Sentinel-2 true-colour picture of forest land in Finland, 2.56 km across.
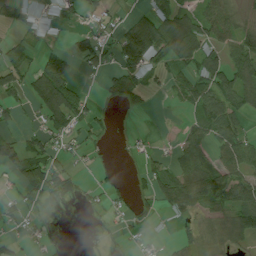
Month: July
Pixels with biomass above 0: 55%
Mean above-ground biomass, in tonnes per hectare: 37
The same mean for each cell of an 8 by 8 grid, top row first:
28 31 28 15 32 62 71 30
23 17 44 39 118 82 56 75
54 93 16 33 45 36 72 72
27 61 48 7 14 6 72 45
60 32 18 7 7 19 49 62
41 81 18 10 24 58 62 53
23 14 9 13 22 40 39 61
13 12 2 5 10 23 10 27
